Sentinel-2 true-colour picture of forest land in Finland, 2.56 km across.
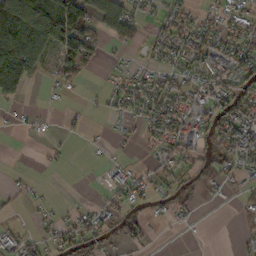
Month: October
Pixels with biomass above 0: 49%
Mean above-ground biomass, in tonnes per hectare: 37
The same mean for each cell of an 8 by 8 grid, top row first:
184 114 120 62 25 41 21 40
138 106 105 21 27 44 49 49
147 17 25 8 26 36 43 52
7 6 7 14 35 49 60 61
0 6 3 9 12 59 40 58
5 1 1 15 22 46 28 32
8 8 9 31 18 26 2 21
37 28 59 18 24 1 1 18
